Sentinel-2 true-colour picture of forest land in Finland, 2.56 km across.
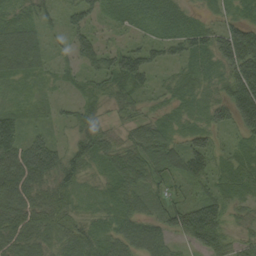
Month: September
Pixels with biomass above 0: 92%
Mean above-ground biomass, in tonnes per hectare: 61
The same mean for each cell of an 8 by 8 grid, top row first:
47 30 62 35 52 56 21 34
104 30 52 41 53 49 74 165
35 17 25 74 56 34 35 149
40 19 43 29 31 27 41 133
101 74 68 51 92 43 60 39
123 81 57 60 69 50 65 67
99 97 35 48 47 70 104 33
88 74 95 59 82 33 93 38
